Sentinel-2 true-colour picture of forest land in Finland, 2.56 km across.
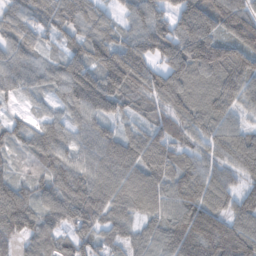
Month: November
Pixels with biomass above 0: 94%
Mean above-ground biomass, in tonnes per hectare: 101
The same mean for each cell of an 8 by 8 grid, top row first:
87 114 103 50 101 106 127 152
88 45 94 126 128 138 170 120
88 78 172 163 133 128 97 117
24 43 94 98 54 98 97 53
71 106 66 111 126 90 78 111
60 89 102 103 115 105 86 78
123 96 147 103 78 89 106 76
86 84 114 65 66 120 157 153
